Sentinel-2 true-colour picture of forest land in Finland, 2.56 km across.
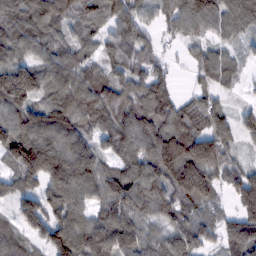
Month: February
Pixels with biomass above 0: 90%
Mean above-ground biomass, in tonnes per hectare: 101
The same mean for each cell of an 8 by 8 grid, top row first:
107 112 78 74 62 81 113 98
109 97 70 75 69 18 56 39
188 109 113 93 92 27 49 32
117 132 120 110 110 100 93 62
163 140 105 85 113 154 147 56
99 129 123 95 128 165 133 94
81 116 87 120 84 101 73 116
78 128 130 181 104 94 55 148
